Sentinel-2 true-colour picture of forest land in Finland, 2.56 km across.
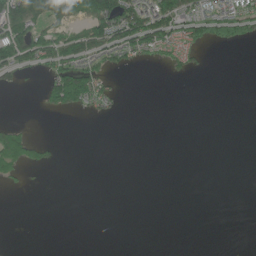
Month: June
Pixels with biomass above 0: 24%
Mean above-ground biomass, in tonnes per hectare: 31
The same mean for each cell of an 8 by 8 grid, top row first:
175 128 103 157 113 103 57 72
135 95 114 98 76 60 31 16
35 52 118 23 0 9 0 0
0 23 33 17 0 0 0 0
105 24 0 0 0 0 0 0
32 2 0 0 0 0 0 0
0 0 0 0 0 0 0 0
0 0 0 0 0 0 0 0
